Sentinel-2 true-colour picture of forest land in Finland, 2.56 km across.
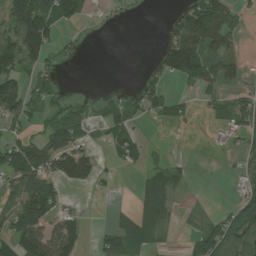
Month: July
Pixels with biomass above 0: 49%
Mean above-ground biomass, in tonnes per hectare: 47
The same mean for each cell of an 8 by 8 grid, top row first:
94 93 45 7 1 40 142 29
135 72 11 0 0 104 82 37
102 37 0 0 24 33 74 33
89 38 59 40 37 33 20 83
57 71 52 34 21 0 6 23
80 87 71 8 26 31 0 24
66 87 14 11 46 16 3 77
85 94 49 46 54 3 87 81
